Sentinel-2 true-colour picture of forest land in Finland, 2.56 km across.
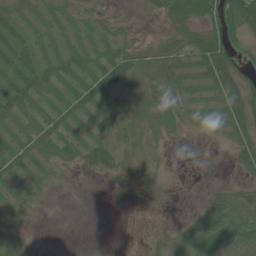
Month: June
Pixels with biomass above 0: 68%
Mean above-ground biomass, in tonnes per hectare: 25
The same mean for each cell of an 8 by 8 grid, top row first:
25 21 19 16 12 37 41 82
36 21 26 24 21 34 50 35
42 36 31 34 27 28 33 45
34 26 29 12 29 27 19 47
27 32 31 24 19 8 8 36
22 17 12 20 21 4 2 12
23 5 2 3 8 4 35 57
27 1 1 2 16 28 58 51
